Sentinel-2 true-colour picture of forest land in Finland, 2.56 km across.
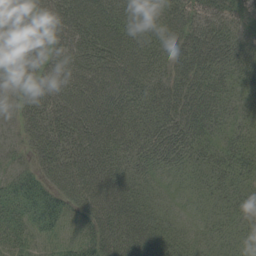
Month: August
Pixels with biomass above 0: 93%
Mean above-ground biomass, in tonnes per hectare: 46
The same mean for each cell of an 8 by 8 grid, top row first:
13 43 72 74 52 51 50 34
24 39 57 77 57 51 78 48
21 44 61 66 59 48 53 37
14 46 72 66 43 62 57 29
10 49 66 59 46 60 42 45
29 39 74 63 28 21 36 44
47 53 46 71 39 16 23 34
34 18 35 70 68 35 23 25
